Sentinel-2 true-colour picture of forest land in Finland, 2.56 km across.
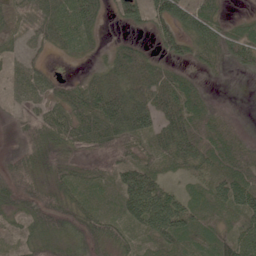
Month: June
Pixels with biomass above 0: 79%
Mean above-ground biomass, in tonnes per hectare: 50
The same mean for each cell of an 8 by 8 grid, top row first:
39 63 87 22 50 80 66 14
21 33 32 30 27 43 61 80
39 38 25 55 66 57 11 1
21 51 68 94 93 86 53 4
5 36 45 75 39 83 79 43
51 34 39 46 68 18 48 72
42 67 50 32 109 78 59 69
15 58 51 61 31 63 57 77
